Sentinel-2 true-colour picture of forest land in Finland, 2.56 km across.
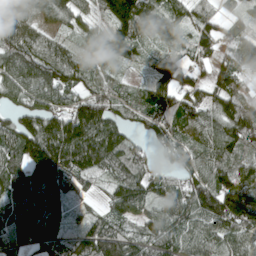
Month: April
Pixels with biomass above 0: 90%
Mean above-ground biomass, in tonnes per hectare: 99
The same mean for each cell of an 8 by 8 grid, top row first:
94 83 71 130 127 66 80 41
102 73 42 94 55 54 74 82
126 128 82 54 33 91 66 76
73 115 124 86 88 129 91 107
110 163 175 140 54 81 92 128
120 178 95 72 85 58 98 99
167 196 33 71 85 104 154 229
116 138 96 118 76 98 95 91
